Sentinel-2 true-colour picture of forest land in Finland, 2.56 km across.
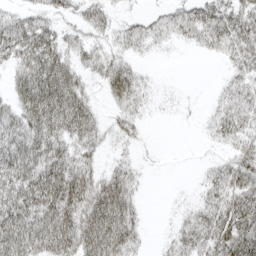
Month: April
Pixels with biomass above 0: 69%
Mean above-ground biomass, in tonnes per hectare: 41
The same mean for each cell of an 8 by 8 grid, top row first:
33 32 27 17 19 40 54 49
66 69 39 27 23 8 23 47
41 84 35 53 21 1 1 33
50 86 58 21 21 5 13 49
68 69 47 18 8 0 9 33
69 80 55 43 11 0 22 50
75 76 63 85 12 7 42 54
84 72 64 83 15 26 46 70
